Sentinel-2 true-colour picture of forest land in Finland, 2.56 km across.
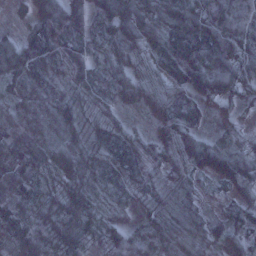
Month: January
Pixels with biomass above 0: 94%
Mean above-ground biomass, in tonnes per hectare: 62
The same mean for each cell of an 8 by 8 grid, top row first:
14 106 63 93 74 85 78 78
105 90 60 56 62 97 114 61
59 52 63 57 54 63 99 71
56 54 49 49 23 60 28 21
100 78 60 83 49 64 53 41
89 61 73 60 49 39 40 66
82 59 71 27 27 57 23 32
93 77 55 43 58 61 54 53
